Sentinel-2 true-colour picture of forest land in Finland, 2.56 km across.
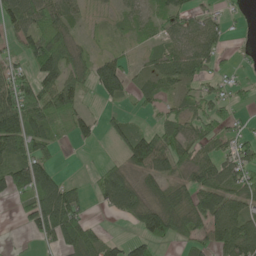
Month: May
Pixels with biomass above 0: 68%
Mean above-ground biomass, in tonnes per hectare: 59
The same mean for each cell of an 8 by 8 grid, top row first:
84 84 29 17 36 65 38 12
35 132 34 15 18 55 72 6
97 69 45 99 32 57 44 21
153 89 47 15 18 39 63 18
87 64 26 18 99 78 54 62
100 76 4 75 64 56 83 85
20 135 65 60 76 86 94 84
5 49 99 29 57 47 64 146
